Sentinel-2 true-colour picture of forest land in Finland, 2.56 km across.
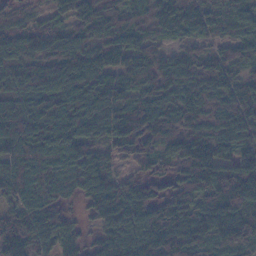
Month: November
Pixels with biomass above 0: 94%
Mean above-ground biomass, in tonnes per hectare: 115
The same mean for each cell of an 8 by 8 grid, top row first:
39 46 109 87 91 131 86 88
104 106 127 138 108 60 55 85
93 125 136 113 119 129 135 75
125 173 156 129 134 124 147 142
161 186 145 105 95 125 144 116
144 129 127 78 64 69 144 170
98 104 40 155 119 96 115 129
141 105 64 132 144 161 120 125
